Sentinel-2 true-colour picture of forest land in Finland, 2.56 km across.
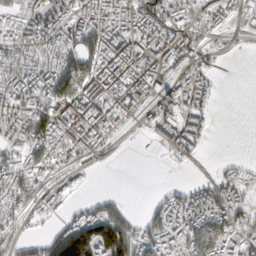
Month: March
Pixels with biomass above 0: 68%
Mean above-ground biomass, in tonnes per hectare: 75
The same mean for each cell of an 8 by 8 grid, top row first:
64 91 82 97 119 96 69 61
67 67 92 110 100 95 39 8
79 85 138 173 133 81 48 0
86 112 116 83 47 113 31 0
71 148 96 39 4 60 14 0
102 56 35 1 0 1 12 53
69 65 40 91 19 82 95 78
65 89 208 240 92 89 129 82
